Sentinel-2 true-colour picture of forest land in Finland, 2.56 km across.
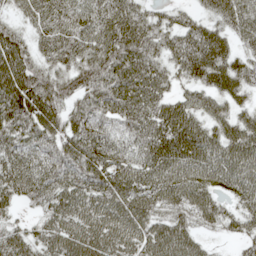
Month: May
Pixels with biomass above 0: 93%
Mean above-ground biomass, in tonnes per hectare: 76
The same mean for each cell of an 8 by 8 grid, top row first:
31 84 76 83 59 37 44 74
85 67 87 95 90 73 100 44
113 75 84 99 95 50 76 69
107 92 73 80 91 81 64 50
72 75 94 78 78 98 86 90
91 80 83 91 89 90 81 84
37 66 85 89 82 70 75 54
63 64 83 73 69 80 22 36
